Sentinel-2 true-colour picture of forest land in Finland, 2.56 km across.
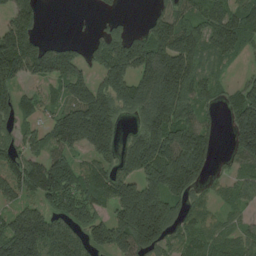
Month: August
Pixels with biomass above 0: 77%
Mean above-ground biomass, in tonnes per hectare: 118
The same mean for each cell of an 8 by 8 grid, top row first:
121 7 2 29 17 120 128 127
196 86 48 143 166 190 100 88
103 102 141 179 171 217 87 33
98 56 209 155 149 180 51 158
79 85 135 137 205 213 97 135
130 190 98 100 160 213 49 57
81 80 124 100 263 86 38 45
241 166 90 154 166 62 73 68
